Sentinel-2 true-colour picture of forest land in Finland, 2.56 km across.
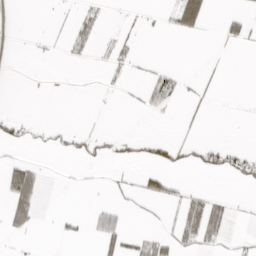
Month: March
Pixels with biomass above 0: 16%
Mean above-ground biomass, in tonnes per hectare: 10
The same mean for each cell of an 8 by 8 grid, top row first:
0 1 12 1 4 37 26 16
0 3 12 12 1 0 1 9
0 0 0 3 11 9 6 0
2 0 0 0 10 4 4 0
16 11 15 11 17 22 17 3
54 3 1 4 21 8 10 22
41 0 0 15 2 14 49 1
5 0 6 33 20 24 32 5
